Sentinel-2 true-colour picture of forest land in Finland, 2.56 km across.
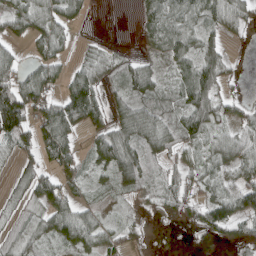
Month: April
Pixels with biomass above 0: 73%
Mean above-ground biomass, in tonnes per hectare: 53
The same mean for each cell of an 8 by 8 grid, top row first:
57 76 30 0 36 65 57 49
27 59 14 12 14 56 52 7
95 69 85 35 76 47 91 10
162 86 140 56 75 57 86 31
69 99 37 97 78 54 47 70
35 59 47 55 62 53 49 55
29 72 52 10 14 42 62 80
42 42 71 37 15 1 16 44
